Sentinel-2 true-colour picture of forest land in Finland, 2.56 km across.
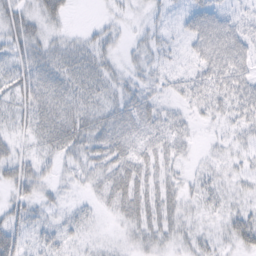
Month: February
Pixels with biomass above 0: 80%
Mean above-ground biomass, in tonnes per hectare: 26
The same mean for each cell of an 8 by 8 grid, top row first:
30 35 0 9 10 14 51 23
30 26 23 18 19 11 58 51
38 33 28 24 20 18 41 51
23 32 28 29 36 18 22 32
22 26 33 40 27 24 7 16
41 22 21 36 33 18 22 19
28 19 14 19 40 31 20 23
45 24 13 7 27 24 22 35
